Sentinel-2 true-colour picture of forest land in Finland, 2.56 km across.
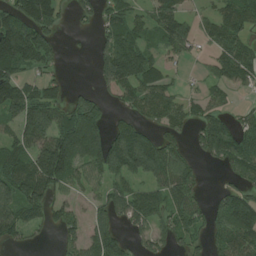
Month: July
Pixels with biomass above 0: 66%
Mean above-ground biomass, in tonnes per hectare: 76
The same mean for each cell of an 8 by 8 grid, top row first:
107 91 31 54 45 82 38 98
176 90 2 89 66 63 37 86
92 48 0 92 101 21 34 67
114 120 125 32 71 72 57 27
81 140 169 128 127 45 90 92
122 155 65 80 75 101 7 59
136 86 26 76 108 76 53 122
42 7 57 92 37 41 49 105
